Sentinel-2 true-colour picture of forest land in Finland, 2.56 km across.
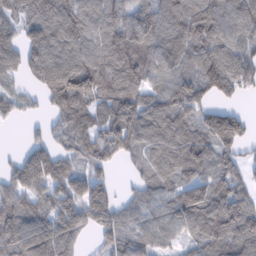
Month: February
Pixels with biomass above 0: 85%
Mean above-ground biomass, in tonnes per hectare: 108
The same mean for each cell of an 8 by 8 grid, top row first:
73 121 132 105 124 142 140 121
80 141 113 144 134 141 119 100
36 128 177 146 120 120 135 109
39 43 110 132 139 149 85 44
5 76 89 151 89 111 121 80
93 146 86 40 60 96 114 85
128 97 116 110 101 135 155 143
146 163 49 81 89 60 119 143
